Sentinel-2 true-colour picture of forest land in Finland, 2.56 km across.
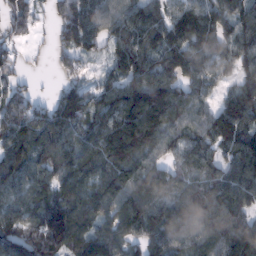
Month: February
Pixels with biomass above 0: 89%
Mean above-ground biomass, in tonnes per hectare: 103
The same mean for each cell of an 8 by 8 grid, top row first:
70 32 118 96 113 101 113 99
33 23 101 66 114 131 111 114
38 4 46 64 128 110 77 77
90 80 118 133 194 120 73 134
137 129 133 150 158 71 96 119
120 101 130 105 118 72 91 115
102 130 123 98 132 102 131 102
138 130 102 119 94 91 120 133
